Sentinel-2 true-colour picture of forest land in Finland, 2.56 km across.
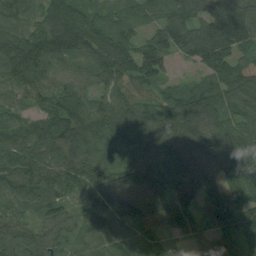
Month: August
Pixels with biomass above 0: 96%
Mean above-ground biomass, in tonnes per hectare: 93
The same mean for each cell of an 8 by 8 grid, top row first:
71 85 104 54 65 93 104 134
121 123 100 136 99 104 142 98
99 83 72 90 100 41 76 142
66 91 140 100 85 111 122 80
87 105 130 87 96 76 66 96
99 114 111 84 84 94 100 103
55 83 61 127 98 90 99 117
79 55 72 98 84 38 53 99
